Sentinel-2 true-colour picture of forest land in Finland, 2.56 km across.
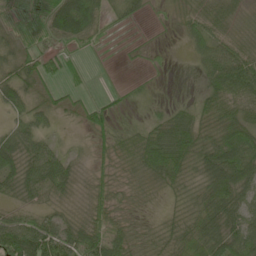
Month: May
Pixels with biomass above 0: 80%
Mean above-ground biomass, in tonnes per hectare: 38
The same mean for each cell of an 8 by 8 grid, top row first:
10 40 95 12 10 11 46 21
27 22 16 4 4 2 45 37
50 31 10 3 3 0 32 87
29 32 25 23 5 33 40 62
56 31 12 39 68 74 47 78
53 72 22 20 37 41 63 86
30 31 18 31 10 17 78 66
73 72 54 47 21 57 89 73
